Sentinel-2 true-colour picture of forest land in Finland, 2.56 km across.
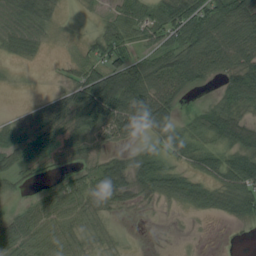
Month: August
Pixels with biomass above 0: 71%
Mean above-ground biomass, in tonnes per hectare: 44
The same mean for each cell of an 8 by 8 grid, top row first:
71 36 3 33 63 81 67 81
32 9 14 60 37 59 73 75
2 2 54 99 96 69 32 74
10 55 107 105 109 30 37 43
51 58 37 24 22 50 29 56
31 9 34 65 51 49 41 81
17 47 48 29 8 14 34 59
52 43 29 14 0 1 0 0
